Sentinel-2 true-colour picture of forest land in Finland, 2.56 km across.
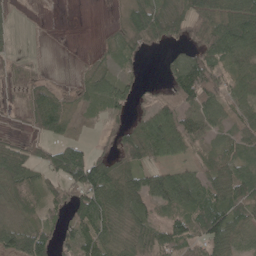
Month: May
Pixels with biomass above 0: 73%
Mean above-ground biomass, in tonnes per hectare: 54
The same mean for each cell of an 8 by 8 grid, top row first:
12 1 0 6 90 56 115 104
11 1 0 31 40 27 78 95
21 22 18 44 17 79 103 65
15 93 24 36 34 77 84 47
38 55 36 33 110 75 39 54
75 47 115 90 70 57 50 64
36 41 75 80 59 64 83 63
78 60 87 49 53 64 77 51
